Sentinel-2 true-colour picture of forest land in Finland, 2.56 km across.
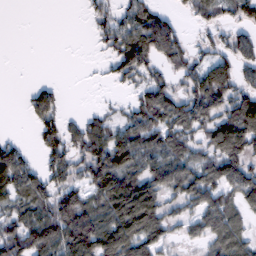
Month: February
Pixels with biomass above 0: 68%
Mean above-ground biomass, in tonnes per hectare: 72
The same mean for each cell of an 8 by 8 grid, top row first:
0 0 6 51 79 27 45 45
0 0 1 54 122 84 42 81
0 9 1 31 67 44 120 75
1 74 13 21 109 106 123 123
40 72 63 105 103 87 76 124
120 68 50 150 112 124 94 124
61 84 121 130 164 43 107 74
87 122 141 122 104 33 75 91
